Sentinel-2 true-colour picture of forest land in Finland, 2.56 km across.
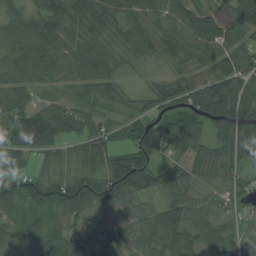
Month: August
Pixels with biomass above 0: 93%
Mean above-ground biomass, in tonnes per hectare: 69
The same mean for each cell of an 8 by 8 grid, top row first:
52 79 74 72 78 100 67 65
71 68 55 41 59 68 102 82
74 50 59 63 19 51 71 92
94 68 65 31 47 88 106 93
89 76 64 69 127 78 58 84
83 65 90 137 123 45 49 53
51 72 100 53 41 65 48 42
41 53 58 45 57 78 64 68
